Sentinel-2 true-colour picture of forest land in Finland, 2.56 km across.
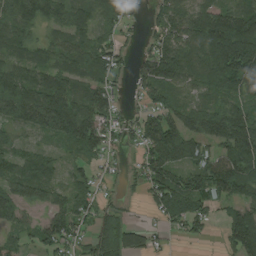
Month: August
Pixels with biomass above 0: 81%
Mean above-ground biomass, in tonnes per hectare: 80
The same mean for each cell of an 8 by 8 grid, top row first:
88 78 81 59 18 78 115 110
68 60 76 65 23 103 146 174
99 101 66 51 64 86 102 108
108 170 119 62 52 84 98 86
51 32 100 43 81 143 86 152
77 74 46 21 69 90 122 127
84 67 79 30 19 91 59 67
37 75 55 104 60 13 17 135
